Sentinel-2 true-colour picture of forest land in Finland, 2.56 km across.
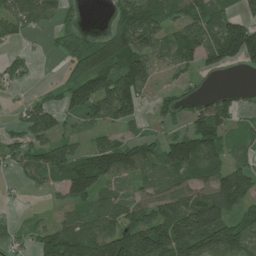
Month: July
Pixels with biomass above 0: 68%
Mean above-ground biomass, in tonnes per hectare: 76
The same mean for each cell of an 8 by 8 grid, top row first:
72 52 10 32 110 68 88 51
12 12 67 144 101 85 103 159
29 3 119 133 97 22 10 1
15 81 81 110 34 42 95 33
47 77 32 72 85 98 147 29
18 60 168 102 59 79 90 122
6 12 53 71 79 103 155 77
22 93 144 126 156 169 150 113
